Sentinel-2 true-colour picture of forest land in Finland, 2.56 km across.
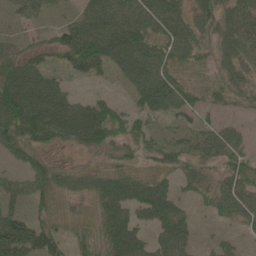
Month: May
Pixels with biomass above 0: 79%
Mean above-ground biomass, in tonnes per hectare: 54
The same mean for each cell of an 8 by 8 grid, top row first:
26 24 43 82 76 72 56 68
36 34 100 88 88 77 33 73
87 54 22 19 85 60 30 53
107 93 71 48 43 54 28 19
73 46 53 52 44 42 56 45
26 65 32 59 39 37 34 65
45 38 16 74 68 55 18 65
131 76 38 82 51 78 7 17
